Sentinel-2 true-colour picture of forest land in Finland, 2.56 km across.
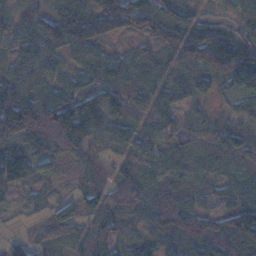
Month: November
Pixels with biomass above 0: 88%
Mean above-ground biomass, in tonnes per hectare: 62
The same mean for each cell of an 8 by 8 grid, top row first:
51 59 95 108 106 79 21 51
46 85 65 24 35 96 146 122
82 48 48 69 58 51 53 83
144 121 113 71 47 48 27 38
70 83 62 42 47 42 53 74
36 20 18 41 66 42 31 37
12 34 37 59 61 71 31 84
29 63 57 59 50 56 92 137
